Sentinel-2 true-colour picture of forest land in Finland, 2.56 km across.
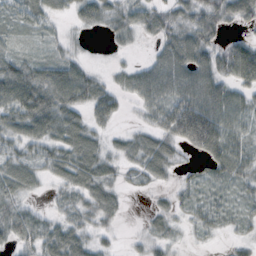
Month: October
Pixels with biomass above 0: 80%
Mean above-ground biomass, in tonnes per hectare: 39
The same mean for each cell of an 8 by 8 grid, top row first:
30 38 34 36 40 35 48 44
18 14 8 10 5 69 48 42
81 60 50 18 53 67 64 43
58 70 36 4 28 69 81 56
42 50 68 20 42 46 81 48
61 30 60 30 30 16 33 40
37 12 37 34 5 22 33 22
38 58 47 13 18 15 11 18
